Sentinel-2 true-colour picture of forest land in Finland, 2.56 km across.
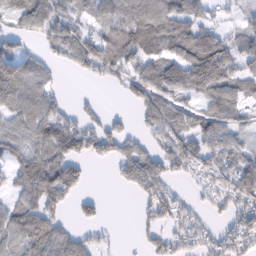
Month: February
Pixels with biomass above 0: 69%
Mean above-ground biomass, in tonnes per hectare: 67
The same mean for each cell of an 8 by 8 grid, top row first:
74 83 55 80 106 91 41 34
55 45 70 100 95 89 160 82
127 41 14 38 80 101 141 79
90 91 30 16 63 66 70 58
62 122 83 66 43 81 74 46
57 131 67 11 113 32 34 103
75 89 36 0 36 56 26 54
78 118 47 11 32 46 32 61
